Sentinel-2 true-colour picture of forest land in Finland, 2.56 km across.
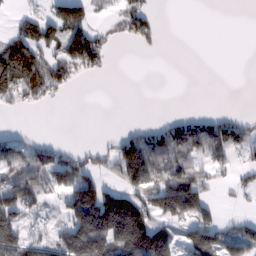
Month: February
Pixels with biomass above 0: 49%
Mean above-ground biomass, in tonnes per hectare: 68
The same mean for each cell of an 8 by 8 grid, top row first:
30 70 93 22 80 0 0 0
159 93 135 26 24 0 0 0
178 127 25 4 0 0 0 0
20 4 0 0 0 9 18 13
61 38 10 37 106 117 114 73
93 93 117 46 120 104 45 31
120 27 189 231 132 155 70 12
115 57 198 212 225 80 125 86
